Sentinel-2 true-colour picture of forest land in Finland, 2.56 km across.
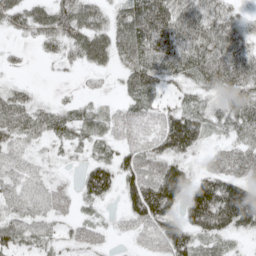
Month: May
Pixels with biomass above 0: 81%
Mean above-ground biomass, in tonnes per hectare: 60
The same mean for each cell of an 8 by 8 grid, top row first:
54 67 88 44 120 105 93 34
11 32 68 76 97 98 101 75
10 2 9 13 77 46 66 90
85 43 34 28 44 59 45 76
57 26 33 34 54 100 28 48
66 38 33 76 88 98 57 68
61 75 23 11 115 61 152 193
63 38 39 16 38 104 54 18
